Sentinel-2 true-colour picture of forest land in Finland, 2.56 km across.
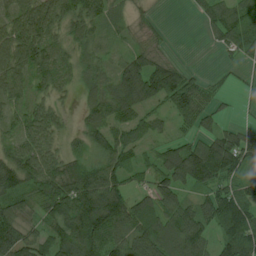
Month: July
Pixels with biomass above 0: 85%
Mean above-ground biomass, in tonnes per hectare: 76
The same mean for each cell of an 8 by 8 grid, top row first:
74 98 107 63 18 0 59 95
94 84 53 30 42 3 9 85
68 72 49 62 150 106 22 14
48 60 36 95 58 81 56 7
59 59 42 91 43 57 93 114
99 92 96 78 37 102 124 84
75 78 139 147 77 93 97 138
116 69 119 88 120 116 77 149
